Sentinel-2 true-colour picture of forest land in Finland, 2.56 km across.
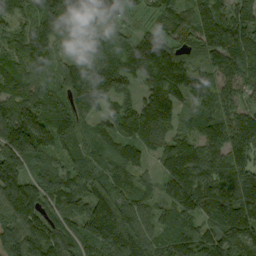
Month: September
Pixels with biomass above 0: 96%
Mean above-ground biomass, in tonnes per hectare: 143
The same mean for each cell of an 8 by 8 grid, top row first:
83 140 120 85 53 103 166 169
92 108 61 72 193 130 160 217
131 74 169 109 125 221 114 161
173 123 127 83 169 126 117 128
240 137 94 107 104 110 140 146
172 191 117 130 75 191 176 181
175 166 165 222 131 167 191 228
182 180 158 178 146 126 127 171
